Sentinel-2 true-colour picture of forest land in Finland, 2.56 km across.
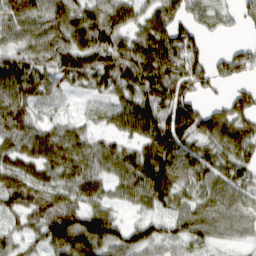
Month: March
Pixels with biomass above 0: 87%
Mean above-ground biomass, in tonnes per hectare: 68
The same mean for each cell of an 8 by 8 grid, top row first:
74 80 87 77 49 67 48 36
60 72 80 81 93 106 34 48
90 61 44 58 101 99 75 55
82 24 14 39 82 95 63 84
67 80 61 39 66 100 65 82
69 56 71 53 100 91 63 70
64 77 76 46 42 59 69 57
51 84 117 87 73 57 47 30
